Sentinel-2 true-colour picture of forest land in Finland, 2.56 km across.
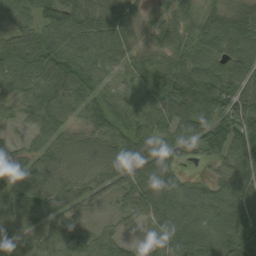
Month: September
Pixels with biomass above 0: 94%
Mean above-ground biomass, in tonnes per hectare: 77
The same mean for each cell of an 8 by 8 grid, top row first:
60 95 103 87 38 65 68 45
83 91 81 81 52 69 71 67
88 87 87 41 54 108 109 78
42 87 63 84 70 105 144 143
25 72 64 73 70 74 106 111
75 87 69 68 79 61 29 85
81 94 47 28 64 86 80 103
58 58 80 57 63 94 86 132
